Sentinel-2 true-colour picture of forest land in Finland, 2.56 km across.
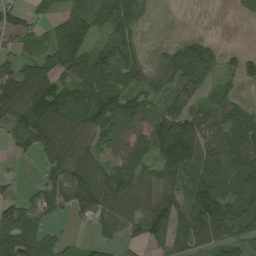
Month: August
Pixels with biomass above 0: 81%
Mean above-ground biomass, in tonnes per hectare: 80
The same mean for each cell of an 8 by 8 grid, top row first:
63 36 92 88 42 3 2 15
41 85 118 87 41 55 52 26
124 157 103 101 65 74 50 57
117 150 130 97 71 85 63 72
55 94 91 66 86 211 89 115
10 42 91 97 92 119 109 126
61 48 59 102 108 111 152 100
99 59 14 37 58 79 114 69
